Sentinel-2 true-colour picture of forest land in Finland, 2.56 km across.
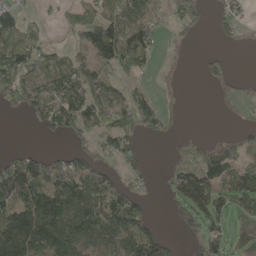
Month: May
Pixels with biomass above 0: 56%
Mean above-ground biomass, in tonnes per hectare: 69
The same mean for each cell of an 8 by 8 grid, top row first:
53 9 31 70 91 55 24 38
123 42 65 159 95 14 3 13
111 88 110 45 20 12 38 34
28 127 141 89 107 25 0 17
1 3 32 58 26 25 32 46
169 106 100 42 31 65 103 76
122 174 122 137 61 54 91 76
153 138 124 77 144 32 94 49
